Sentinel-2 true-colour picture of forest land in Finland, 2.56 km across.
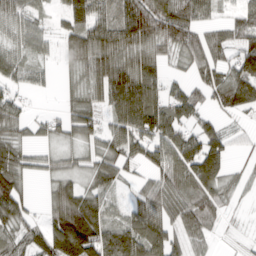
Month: March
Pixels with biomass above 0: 79%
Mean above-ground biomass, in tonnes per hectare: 72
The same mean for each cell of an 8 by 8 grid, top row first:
59 24 99 71 132 115 51 60
44 30 97 104 91 68 86 90
43 19 37 128 127 30 70 118
54 16 70 73 164 87 43 54
65 33 46 66 96 104 115 16
91 38 41 63 37 81 112 24
82 53 132 39 86 77 66 10
54 104 190 111 117 60 40 11
